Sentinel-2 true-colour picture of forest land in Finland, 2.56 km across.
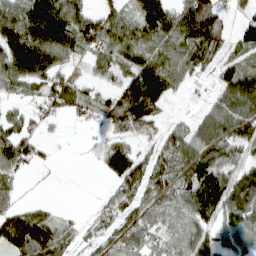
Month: March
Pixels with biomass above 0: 79%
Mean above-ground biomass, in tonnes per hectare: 71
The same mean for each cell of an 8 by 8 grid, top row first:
113 183 86 55 92 85 77 43
164 168 59 74 78 82 77 75
111 81 24 50 144 68 36 91
38 31 26 56 99 19 60 90
80 14 4 66 38 88 105 81
43 3 0 73 83 76 132 72
44 14 3 48 71 70 110 97
74 102 35 59 64 70 82 95
